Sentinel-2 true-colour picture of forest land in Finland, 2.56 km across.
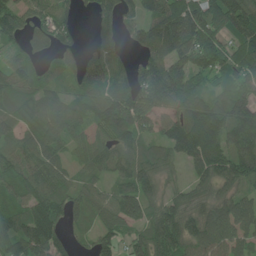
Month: June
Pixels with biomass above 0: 85%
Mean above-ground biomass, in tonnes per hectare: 91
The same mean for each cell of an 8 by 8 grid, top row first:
69 56 22 69 100 179 153 149
45 39 28 61 97 162 130 95
74 51 65 94 111 125 51 74
63 80 59 134 99 75 126 122
67 87 50 96 64 127 156 140
83 101 39 69 108 24 106 130
77 123 53 86 95 96 85 102
98 149 24 68 93 134 126 90
